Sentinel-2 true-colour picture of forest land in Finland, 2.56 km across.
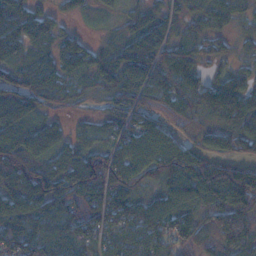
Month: November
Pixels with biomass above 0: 89%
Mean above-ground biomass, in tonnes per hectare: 73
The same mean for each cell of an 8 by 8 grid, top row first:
74 42 20 17 68 45 65 45
54 40 64 54 97 80 54 29
72 92 44 83 93 106 51 73
79 32 12 55 77 83 95 139
92 55 36 43 70 62 37 70
101 104 126 103 61 121 141 117
67 79 102 112 66 81 85 130
102 71 58 56 78 73 49 89
